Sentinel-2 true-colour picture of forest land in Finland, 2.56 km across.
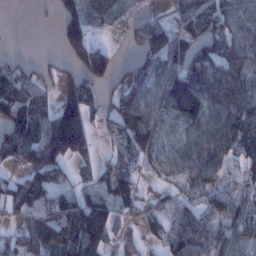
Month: January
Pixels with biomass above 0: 73%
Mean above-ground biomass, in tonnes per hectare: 72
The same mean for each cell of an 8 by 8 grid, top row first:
0 6 89 47 45 49 79 49
1 0 104 31 96 69 68 64
94 31 75 61 121 148 106 81
98 58 118 71 106 90 98 98
143 139 129 25 109 36 92 89
48 84 25 83 27 33 65 40
69 96 134 85 37 43 51 50
56 125 126 47 35 80 81 55
